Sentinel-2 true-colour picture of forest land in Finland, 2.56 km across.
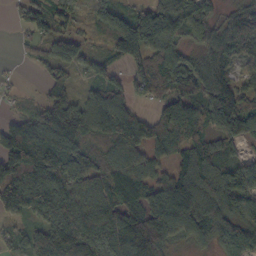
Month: October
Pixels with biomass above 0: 85%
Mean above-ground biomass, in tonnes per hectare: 92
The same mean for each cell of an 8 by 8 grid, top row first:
25 83 43 88 66 138 82 140
10 65 59 66 133 76 100 156
12 59 27 51 92 111 114 71
31 98 51 121 28 97 82 96
174 196 120 95 95 62 63 48
144 135 84 88 75 80 84 114
94 119 92 97 115 168 88 86
55 195 159 110 201 51 57 76
